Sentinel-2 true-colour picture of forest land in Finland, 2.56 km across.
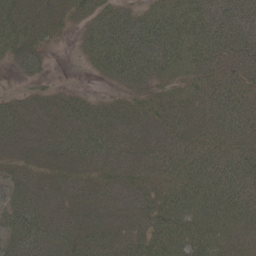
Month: May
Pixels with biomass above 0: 92%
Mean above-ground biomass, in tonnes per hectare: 52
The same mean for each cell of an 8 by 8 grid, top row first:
65 47 41 68 50 64 77 76
62 27 25 95 99 78 79 70
15 19 1 38 60 42 50 48
48 41 52 42 44 43 53 65
43 42 55 52 40 41 50 56
41 36 38 42 42 48 71 70
57 44 42 39 52 66 58 60
56 56 60 52 62 69 63 47
